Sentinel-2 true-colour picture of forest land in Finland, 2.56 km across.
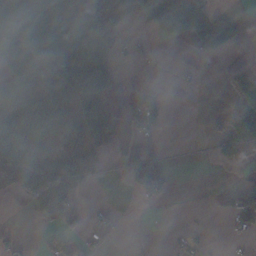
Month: November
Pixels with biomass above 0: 45%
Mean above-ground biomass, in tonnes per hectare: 41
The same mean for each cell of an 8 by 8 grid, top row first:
78 100 83 83 38 90 73 13
61 95 152 66 8 1 50 13
25 102 178 74 1 5 1 62
38 51 66 38 84 0 3 57
106 27 38 21 13 0 9 55
108 103 68 1 53 7 0 4
0 39 23 9 8 1 4 72
16 17 35 8 0 9 5 7
